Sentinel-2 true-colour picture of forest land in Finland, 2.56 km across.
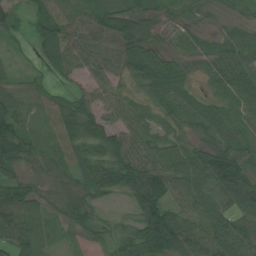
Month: July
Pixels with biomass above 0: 92%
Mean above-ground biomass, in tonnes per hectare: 62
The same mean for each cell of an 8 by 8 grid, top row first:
30 79 46 84 74 42 26 43
18 72 60 44 83 33 39 69
35 31 33 42 64 59 32 69
87 52 92 50 45 56 56 47
120 55 71 85 56 48 57 59
56 46 73 100 112 72 97 110
87 43 63 28 103 65 64 58
71 39 25 40 117 116 78 77
